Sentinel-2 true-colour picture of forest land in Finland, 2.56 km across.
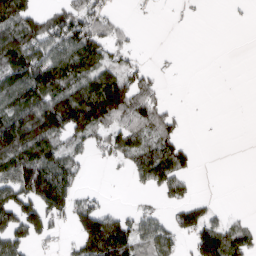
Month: March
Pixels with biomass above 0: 53%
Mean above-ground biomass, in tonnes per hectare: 65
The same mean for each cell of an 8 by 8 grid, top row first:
128 57 89 33 3 5 1 2
139 96 132 62 5 1 0 0
124 158 109 113 60 2 0 0
117 152 158 126 77 22 0 0
160 126 50 55 78 76 0 0
127 153 43 3 66 89 0 0
128 118 77 20 24 52 36 2
84 33 89 176 77 48 124 72
